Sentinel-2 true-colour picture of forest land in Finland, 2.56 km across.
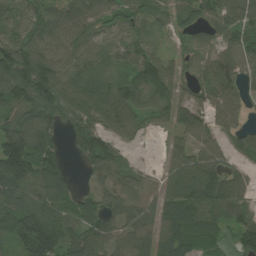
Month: August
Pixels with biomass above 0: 88%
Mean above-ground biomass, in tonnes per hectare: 92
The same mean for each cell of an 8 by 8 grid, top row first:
55 106 101 77 65 77 86 109
113 92 84 56 72 29 67 90
163 162 94 76 122 68 81 79
105 141 101 103 72 78 73 56
188 109 93 87 12 52 75 52
191 129 26 84 45 96 119 48
132 130 100 75 77 115 104 70
107 183 107 104 94 91 47 79
